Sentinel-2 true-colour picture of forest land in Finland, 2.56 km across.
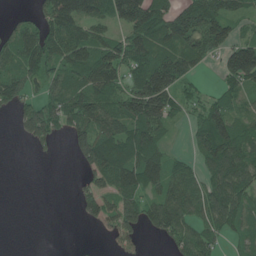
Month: June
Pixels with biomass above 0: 69%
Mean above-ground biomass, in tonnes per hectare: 77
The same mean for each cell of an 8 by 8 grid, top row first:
18 91 141 100 155 96 124 54
103 120 109 90 112 109 92 111
86 73 102 96 130 113 7 99
42 86 114 115 172 61 102 58
4 37 81 120 141 13 141 110
0 0 22 115 129 79 66 112
0 0 40 69 83 103 85 85
0 0 1 25 23 64 66 50
